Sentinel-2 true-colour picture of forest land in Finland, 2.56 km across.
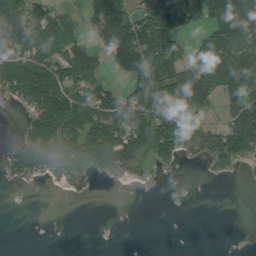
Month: August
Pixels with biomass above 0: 55%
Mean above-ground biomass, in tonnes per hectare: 71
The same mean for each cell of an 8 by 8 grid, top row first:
98 106 52 139 117 184 89 156
117 114 97 133 162 70 90 88
158 177 100 32 129 113 101 94
12 166 128 110 119 119 44 102
38 111 132 141 73 102 87 118
35 51 62 34 14 5 12 9
1 0 0 0 0 0 0 0
0 0 0 0 0 0 0 2
